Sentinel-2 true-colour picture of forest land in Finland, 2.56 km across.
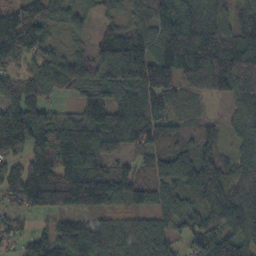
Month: October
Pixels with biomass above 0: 89%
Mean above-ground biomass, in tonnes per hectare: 102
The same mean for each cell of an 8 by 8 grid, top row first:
101 82 64 49 82 108 89 76
154 91 61 176 122 146 153 156
66 81 132 114 136 106 150 178
58 57 94 117 91 60 19 64
127 154 172 81 87 84 91 72
86 150 176 112 56 139 176 99
66 118 99 59 67 86 108 133
47 65 101 95 101 59 121 133
